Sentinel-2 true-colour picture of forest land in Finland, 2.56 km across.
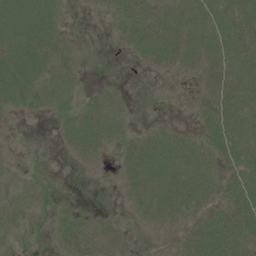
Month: July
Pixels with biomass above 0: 62%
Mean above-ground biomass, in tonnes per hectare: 15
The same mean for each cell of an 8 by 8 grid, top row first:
17 18 1 7 26 19 18 33
17 22 4 1 18 21 22 27
20 21 7 1 0 5 14 25
7 9 18 16 0 2 16 32
1 0 25 14 21 23 23 28
7 2 1 2 20 28 27 22
12 6 3 0 15 28 18 27
3 3 31 14 0 5 36 29
